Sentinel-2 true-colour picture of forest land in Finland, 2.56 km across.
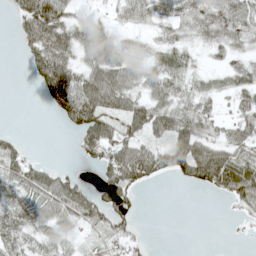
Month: May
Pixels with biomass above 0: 65%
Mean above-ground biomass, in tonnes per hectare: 40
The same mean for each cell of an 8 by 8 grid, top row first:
35 101 24 24 40 48 54 60
11 83 51 46 20 39 23 29
0 84 62 71 40 47 19 39
0 15 93 60 65 60 28 36
24 0 33 63 46 72 52 46
57 45 16 53 58 33 72 94
47 55 62 57 4 0 0 23
47 31 18 36 14 0 0 2
